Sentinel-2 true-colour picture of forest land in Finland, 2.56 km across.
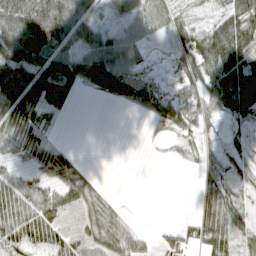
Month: April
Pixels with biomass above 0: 67%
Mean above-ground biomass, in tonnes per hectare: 47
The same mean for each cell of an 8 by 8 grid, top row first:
96 101 59 31 62 38 16 62
116 106 52 72 33 32 71 75
111 129 83 122 41 26 61 101
98 58 1 2 38 57 46 67
52 42 1 0 2 14 15 17
43 54 45 0 0 0 28 26
66 60 37 20 0 0 42 32
67 51 34 50 25 34 52 33
